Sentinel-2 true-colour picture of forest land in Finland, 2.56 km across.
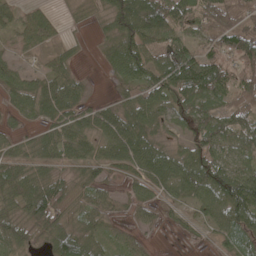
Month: May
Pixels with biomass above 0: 83%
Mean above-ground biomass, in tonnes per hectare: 60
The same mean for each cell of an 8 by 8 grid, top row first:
38 29 14 81 147 91 82 72
22 27 10 59 79 72 48 103
48 54 26 23 80 127 137 68
36 58 48 42 84 67 76 68
37 61 61 67 69 27 80 59
70 47 41 31 59 85 104 81
60 126 46 29 34 26 67 110
46 59 75 33 17 4 17 70
